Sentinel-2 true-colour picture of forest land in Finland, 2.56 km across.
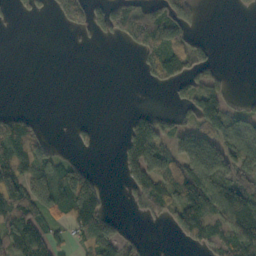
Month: October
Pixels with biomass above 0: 48%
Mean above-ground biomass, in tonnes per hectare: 56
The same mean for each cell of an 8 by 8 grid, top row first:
18 18 67 105 95 86 1 3
0 0 5 1 70 79 33 0
0 0 0 0 15 58 61 0
40 0 0 0 21 29 96 31
141 45 15 1 116 46 62 72
129 117 133 0 108 92 131 67
108 90 146 10 52 109 120 143
118 74 64 107 21 28 61 132
